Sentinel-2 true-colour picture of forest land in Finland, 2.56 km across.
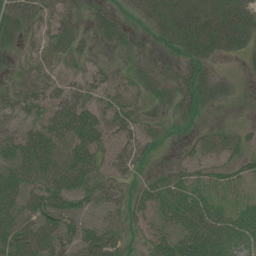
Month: July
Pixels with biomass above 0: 84%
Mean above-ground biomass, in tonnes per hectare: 39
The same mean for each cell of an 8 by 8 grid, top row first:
48 27 21 36 42 49 48 59
19 35 29 30 13 45 45 40
27 34 26 20 24 36 53 10
32 42 57 35 18 30 28 5
62 66 64 32 37 17 30 24
45 67 66 34 21 32 25 21
39 65 34 33 45 62 51 27
49 56 51 53 24 57 79 51
